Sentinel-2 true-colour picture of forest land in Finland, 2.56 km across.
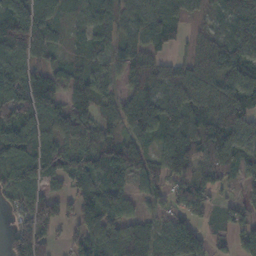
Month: November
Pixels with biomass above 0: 84%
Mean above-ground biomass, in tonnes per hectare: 80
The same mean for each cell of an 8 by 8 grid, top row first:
107 92 33 71 79 72 32 86
118 90 51 64 62 34 66 89
104 124 85 54 78 99 76 86
130 106 94 61 99 89 96 88
107 49 89 81 60 91 103 78
105 96 90 96 82 78 73 48
62 101 73 94 27 55 48 47
115 102 78 79 79 96 51 54
